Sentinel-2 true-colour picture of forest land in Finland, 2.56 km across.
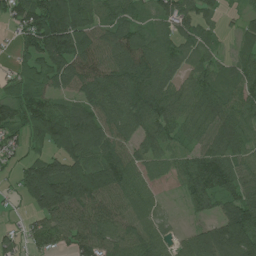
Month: July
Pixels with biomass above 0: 86%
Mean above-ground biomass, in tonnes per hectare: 87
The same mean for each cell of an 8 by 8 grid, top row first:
78 175 119 75 37 86 39 34
51 139 135 110 101 67 51 37
94 91 104 110 113 60 75 76
109 114 80 91 117 74 87 76
54 113 115 95 70 43 65 69
57 155 154 135 66 59 123 81
11 135 123 102 65 9 57 119
34 76 97 102 90 32 90 165
